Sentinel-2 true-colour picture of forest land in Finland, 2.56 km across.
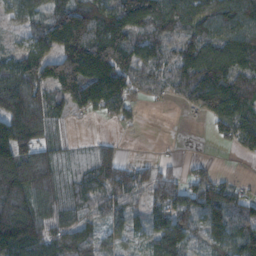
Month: November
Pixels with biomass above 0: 80%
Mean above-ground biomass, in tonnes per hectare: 98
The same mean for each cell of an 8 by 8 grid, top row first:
59 105 145 123 123 106 102 109
57 105 188 184 94 84 115 145
100 82 194 172 95 98 171 156
79 55 49 72 16 8 109 126
134 62 17 31 2 7 6 77
174 128 60 126 74 55 71 12
151 129 77 80 61 133 149 103
198 107 108 56 54 142 99 137
